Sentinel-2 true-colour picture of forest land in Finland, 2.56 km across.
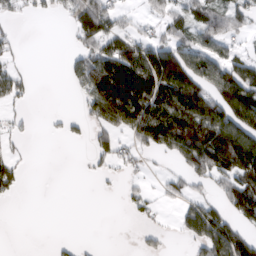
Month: March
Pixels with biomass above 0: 47%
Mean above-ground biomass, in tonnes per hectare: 60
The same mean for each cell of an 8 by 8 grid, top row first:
17 16 82 56 18 52 70 45
17 0 47 91 95 101 76 21
49 0 71 163 171 163 105 133
15 5 21 148 139 165 139 163
13 0 9 52 80 148 158 168
46 0 2 13 16 27 74 122
1 0 0 0 28 21 58 96
0 3 5 0 21 7 100 91
